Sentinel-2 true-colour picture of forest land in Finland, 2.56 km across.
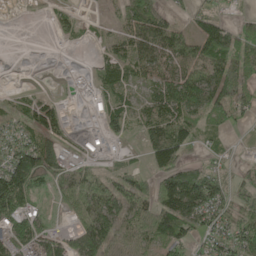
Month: May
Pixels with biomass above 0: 68%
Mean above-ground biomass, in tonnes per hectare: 62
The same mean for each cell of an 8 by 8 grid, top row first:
0 10 16 8 114 29 45 21
0 1 4 28 82 85 103 93
0 0 5 62 36 86 137 142
38 65 1 64 37 91 88 49
93 69 18 23 43 102 17 13
182 90 62 42 43 118 100 37
142 17 81 89 66 143 133 61
88 69 103 90 63 109 48 99
